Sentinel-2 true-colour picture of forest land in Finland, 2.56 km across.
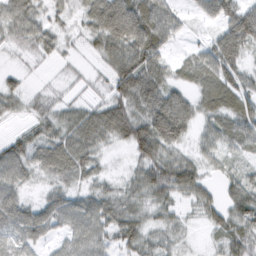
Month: February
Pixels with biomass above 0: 84%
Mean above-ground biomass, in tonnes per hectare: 48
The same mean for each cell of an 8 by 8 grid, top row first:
63 35 32 101 89 36 32 77
27 36 15 74 92 14 40 75
18 7 19 56 83 31 60 58
20 35 45 73 72 65 48 68
39 57 74 33 88 51 36 49
52 34 45 16 62 79 30 35
57 49 50 50 37 30 47 58
44 27 55 45 43 31 11 59
